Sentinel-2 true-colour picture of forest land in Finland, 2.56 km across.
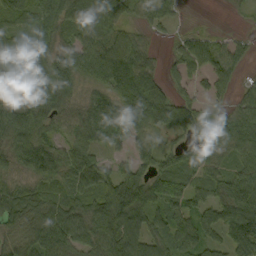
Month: September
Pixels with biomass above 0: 87%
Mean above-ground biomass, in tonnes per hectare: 72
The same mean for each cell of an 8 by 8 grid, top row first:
63 62 80 71 35 27 1 6
87 72 75 87 42 27 61 32
95 114 75 120 113 36 52 26
93 81 51 93 136 102 45 56
84 64 72 52 54 31 86 80
44 76 88 64 58 81 50 81
72 80 77 138 112 74 77 120
54 106 74 109 101 77 60 123
